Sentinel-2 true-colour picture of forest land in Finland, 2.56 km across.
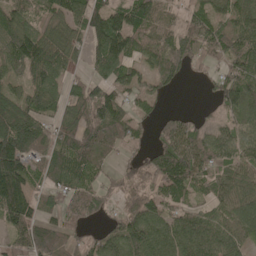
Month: May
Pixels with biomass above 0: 82%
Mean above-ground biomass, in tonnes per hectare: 89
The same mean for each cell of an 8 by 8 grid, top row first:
89 72 89 115 125 45 90 87
132 99 59 144 87 97 94 95
66 92 35 83 64 54 36 103
123 69 90 149 42 20 27 99
140 73 102 100 36 122 102 105
182 65 100 37 68 180 94 92
163 39 82 30 103 76 60 107
69 90 42 91 148 125 116 82
